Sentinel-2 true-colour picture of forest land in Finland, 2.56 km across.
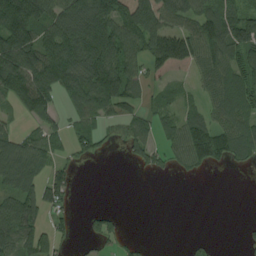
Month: August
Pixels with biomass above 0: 61%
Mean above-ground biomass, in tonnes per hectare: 72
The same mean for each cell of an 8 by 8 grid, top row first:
168 98 120 124 141 87 104 79
177 137 151 150 108 179 112 79
149 153 136 157 78 60 56 72
39 70 58 58 38 46 54 82
88 72 44 19 65 66 151 110
144 71 10 0 9 14 8 1
113 78 4 11 0 0 0 0
92 68 9 33 8 0 7 8
